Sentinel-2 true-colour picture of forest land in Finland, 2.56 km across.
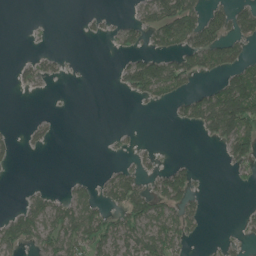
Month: June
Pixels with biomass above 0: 36%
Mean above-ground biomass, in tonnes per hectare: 37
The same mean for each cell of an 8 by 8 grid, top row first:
0 0 7 9 44 118 63 73
0 7 0 12 45 63 94 45
13 22 2 7 121 88 20 95
0 4 0 0 2 23 108 149
15 17 0 8 7 1 12 106
2 0 9 32 37 68 3 16
19 63 68 45 75 68 12 4
58 50 80 68 76 66 7 18
